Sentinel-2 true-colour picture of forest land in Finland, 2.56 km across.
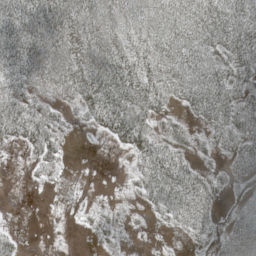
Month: May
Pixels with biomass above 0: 70%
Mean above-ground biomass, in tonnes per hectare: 43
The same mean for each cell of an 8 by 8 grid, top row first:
67 87 82 62 35 46 65 60
80 95 73 62 50 59 38 60
50 75 92 93 71 44 61 41
68 39 28 88 59 20 53 53
30 60 1 21 68 42 21 49
0 21 0 0 55 69 29 27
0 0 6 5 16 64 41 26
19 0 0 14 3 5 25 64
